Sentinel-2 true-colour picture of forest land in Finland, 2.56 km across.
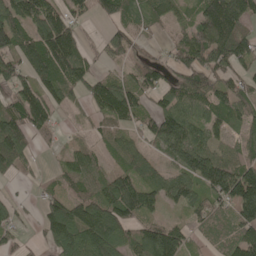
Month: May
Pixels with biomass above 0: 78%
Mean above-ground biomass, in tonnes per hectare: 87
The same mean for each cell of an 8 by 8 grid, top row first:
116 115 47 66 66 43 149 129
130 179 93 60 23 68 159 118
97 118 97 54 87 73 100 64
105 112 19 114 73 120 79 79
117 20 31 54 59 158 80 53
30 14 81 72 71 80 147 146
34 72 109 124 117 50 86 135
37 54 102 106 96 105 38 111
